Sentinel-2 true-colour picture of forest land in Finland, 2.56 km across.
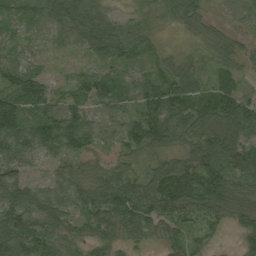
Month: August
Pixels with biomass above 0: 92%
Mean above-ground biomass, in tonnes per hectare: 49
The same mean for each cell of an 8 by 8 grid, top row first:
30 60 66 34 20 41 35 20
36 11 28 78 34 9 28 34
49 30 42 45 35 61 28 20
98 45 37 34 47 63 58 77
68 55 65 69 57 36 65 59
71 43 63 79 43 68 70 57
77 68 47 81 60 60 52 53
84 64 37 37 32 30 19 24
